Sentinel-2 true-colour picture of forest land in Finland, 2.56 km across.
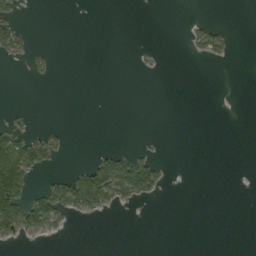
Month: September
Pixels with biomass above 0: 14%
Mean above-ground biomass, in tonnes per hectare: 17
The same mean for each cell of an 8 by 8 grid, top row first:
24 0 0 0 0 0 3 0
43 8 0 0 4 0 52 1
0 6 0 0 0 0 0 0
8 0 0 0 0 0 0 0
80 47 0 1 5 0 0 0
159 16 67 154 116 0 0 0
108 90 69 24 2 0 0 0
21 8 0 0 0 0 0 0
